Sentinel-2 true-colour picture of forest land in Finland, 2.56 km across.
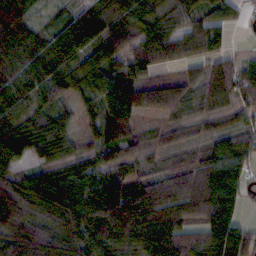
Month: October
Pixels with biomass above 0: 90%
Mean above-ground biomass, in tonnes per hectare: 76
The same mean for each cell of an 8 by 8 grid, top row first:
96 18 65 55 62 46 54 25
80 70 94 99 58 65 64 10
61 80 66 100 73 51 70 82
51 55 38 114 77 59 36 41
96 67 33 82 36 36 42 66
68 71 75 70 52 63 86 59
118 130 124 164 162 115 118 42
125 129 128 99 106 106 86 86
